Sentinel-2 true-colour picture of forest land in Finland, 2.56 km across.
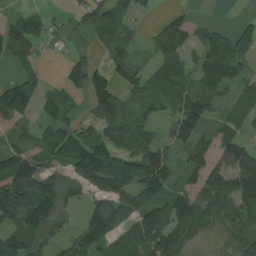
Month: August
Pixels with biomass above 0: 72%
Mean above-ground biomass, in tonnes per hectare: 78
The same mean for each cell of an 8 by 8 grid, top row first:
43 39 47 74 17 36 5 11
101 22 17 56 16 94 84 78
59 26 82 86 59 87 89 61
154 64 26 101 51 74 86 76
47 90 123 93 64 58 60 92
179 97 88 154 124 44 104 168
161 129 40 93 101 100 81 116
112 67 81 65 138 109 32 79
